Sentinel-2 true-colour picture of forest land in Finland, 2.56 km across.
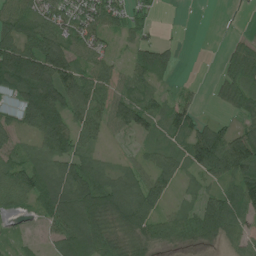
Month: July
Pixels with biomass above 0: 77%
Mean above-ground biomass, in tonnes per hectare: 55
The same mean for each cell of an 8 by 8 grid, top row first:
72 66 66 54 24 1 0 8
93 104 58 21 51 16 0 29
134 125 89 49 51 14 5 57
62 128 69 66 63 55 5 33
27 69 54 9 25 33 107 95
70 92 79 51 48 46 53 77
31 71 109 88 81 27 72 81
14 25 109 66 50 36 37 44
